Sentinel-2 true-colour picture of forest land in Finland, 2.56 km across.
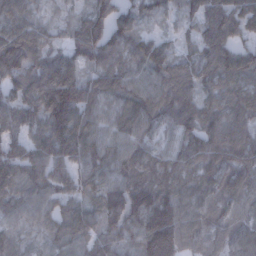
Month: December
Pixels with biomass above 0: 96%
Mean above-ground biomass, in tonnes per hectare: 94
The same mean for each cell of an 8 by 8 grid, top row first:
86 27 49 108 55 44 93 99
118 53 86 97 91 47 93 66
91 127 108 116 86 106 83 104
92 140 132 81 112 103 84 92
74 121 137 89 86 79 118 99
115 120 97 102 109 103 87 96
79 69 92 111 150 119 82 72
59 62 91 95 151 148 74 89
